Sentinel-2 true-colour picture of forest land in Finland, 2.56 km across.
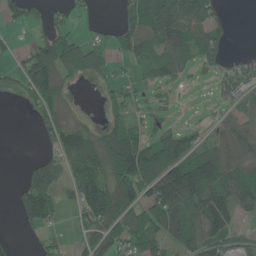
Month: June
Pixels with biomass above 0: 61%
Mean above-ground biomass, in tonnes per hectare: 79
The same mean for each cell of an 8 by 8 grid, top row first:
41 38 22 3 176 221 87 0
19 133 97 61 106 116 88 4
44 174 31 48 35 45 14 71
1 87 19 60 22 9 5 78
0 36 120 157 116 127 63 110
9 138 99 128 126 179 168 119
49 97 73 142 108 165 154 87
11 32 36 71 133 76 105 44
